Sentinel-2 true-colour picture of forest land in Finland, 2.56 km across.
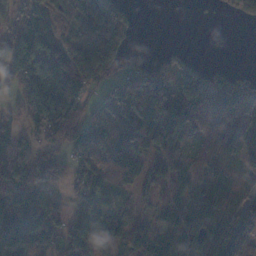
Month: November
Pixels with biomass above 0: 76%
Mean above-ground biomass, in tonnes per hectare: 88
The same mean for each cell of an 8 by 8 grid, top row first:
42 99 61 120 1 0 3 57
146 147 99 97 0 25 0 0
116 167 126 58 135 138 132 49
56 165 59 66 149 167 72 62
92 50 92 142 72 99 46 102
122 90 72 73 64 69 48 31
150 111 64 53 30 104 80 64
267 109 164 89 125 140 81 138
